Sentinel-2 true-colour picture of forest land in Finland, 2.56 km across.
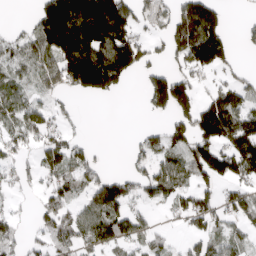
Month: April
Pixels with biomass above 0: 59%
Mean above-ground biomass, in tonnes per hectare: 86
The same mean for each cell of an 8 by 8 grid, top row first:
2 160 229 214 75 103 132 9
78 118 212 216 87 93 176 17
59 65 179 174 49 130 40 46
72 64 10 0 22 116 141 126
66 78 40 1 51 60 131 121
45 60 75 52 71 93 114 98
23 86 62 104 42 52 105 86
63 84 101 100 58 20 67 49
